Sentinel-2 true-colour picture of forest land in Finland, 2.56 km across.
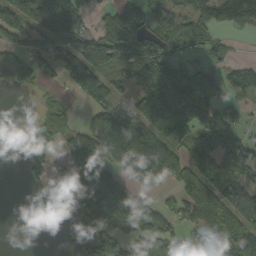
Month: September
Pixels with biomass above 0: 66%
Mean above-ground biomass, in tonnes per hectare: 83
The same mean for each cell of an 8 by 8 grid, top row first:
89 155 84 80 109 87 92 141
56 65 114 153 131 66 84 3
59 21 118 79 107 166 69 65
0 71 23 103 157 139 103 37
14 100 89 121 154 87 98 85
0 56 54 87 123 67 77 96
0 15 84 125 94 58 93 108
0 0 35 115 153 62 111 136
